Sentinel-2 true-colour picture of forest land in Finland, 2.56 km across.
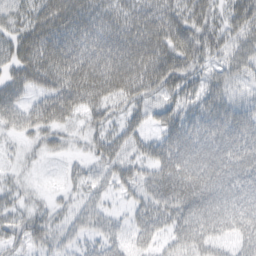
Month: March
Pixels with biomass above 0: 81%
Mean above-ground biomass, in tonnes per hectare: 51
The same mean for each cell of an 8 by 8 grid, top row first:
39 62 69 57 56 53 41 57
53 73 84 94 74 72 54 51
49 60 82 86 66 59 39 34
48 63 46 35 37 50 60 57
14 30 15 57 40 71 68 76
14 2 24 42 43 83 77 70
31 28 32 18 45 66 69 66
37 45 27 42 34 42 49 38
